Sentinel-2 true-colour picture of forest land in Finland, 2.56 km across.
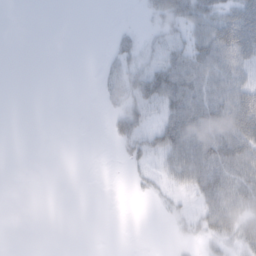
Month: February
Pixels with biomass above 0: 38%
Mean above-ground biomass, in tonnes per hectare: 23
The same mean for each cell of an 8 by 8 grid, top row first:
0 0 0 0 6 37 54 72
0 0 0 13 16 37 70 84
0 0 0 21 41 68 61 50
0 0 0 15 31 62 69 79
0 0 0 6 31 66 79 76
0 0 0 0 8 40 71 55
0 0 0 0 0 7 47 49
0 0 0 0 0 4 22 38
